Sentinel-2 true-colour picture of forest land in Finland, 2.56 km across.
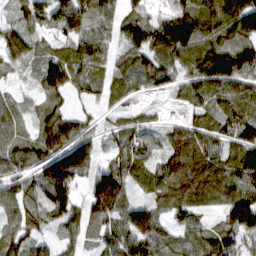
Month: March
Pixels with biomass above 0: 90%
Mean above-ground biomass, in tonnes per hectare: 84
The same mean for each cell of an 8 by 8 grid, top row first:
45 104 117 72 64 106 118 168
74 41 79 60 122 139 130 125
18 94 85 74 70 65 136 118
47 67 31 50 22 13 71 100
80 100 116 53 67 74 79 84
73 74 104 133 71 90 89 84
83 83 77 145 83 81 46 139
87 33 67 82 123 72 101 88
